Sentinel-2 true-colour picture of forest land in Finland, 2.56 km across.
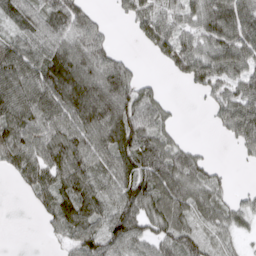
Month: March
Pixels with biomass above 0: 77%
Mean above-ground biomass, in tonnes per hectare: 66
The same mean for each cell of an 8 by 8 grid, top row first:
57 74 63 11 77 58 99 101
70 80 83 32 22 89 78 98
106 118 121 103 27 19 77 71
96 96 119 107 78 13 21 93
93 96 85 85 83 44 5 40
40 80 84 69 100 98 54 0
0 54 89 67 81 80 64 40
0 15 75 75 66 66 39 21
